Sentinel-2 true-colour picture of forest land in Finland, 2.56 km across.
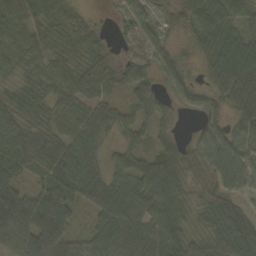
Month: October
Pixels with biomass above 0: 89%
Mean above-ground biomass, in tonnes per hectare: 58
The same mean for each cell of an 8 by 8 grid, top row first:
53 66 27 13 41 42 78 43
50 54 67 23 48 26 49 87
40 59 67 57 47 47 27 87
64 51 56 46 41 17 46 55
72 64 69 25 34 39 65 69
55 46 66 45 76 75 48 68
109 121 30 69 71 77 66 47
67 111 29 81 90 76 65 94
